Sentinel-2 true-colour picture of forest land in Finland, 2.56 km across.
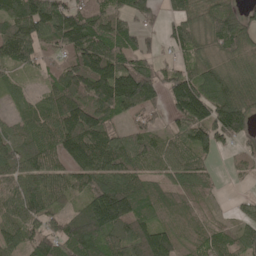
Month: May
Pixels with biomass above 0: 86%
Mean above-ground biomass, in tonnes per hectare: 104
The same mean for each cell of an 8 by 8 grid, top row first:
143 164 136 101 71 66 81 68
178 84 184 131 57 65 66 93
40 72 161 185 152 111 111 95
45 112 176 113 71 86 148 183
110 112 167 123 90 72 55 58
94 110 109 125 90 73 51 29
100 97 65 257 111 83 39 27
85 118 173 117 134 87 80 80
